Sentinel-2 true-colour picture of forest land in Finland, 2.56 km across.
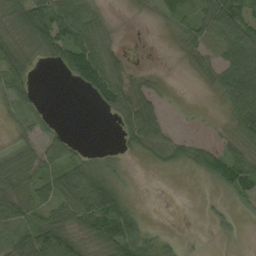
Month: September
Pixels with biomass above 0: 62%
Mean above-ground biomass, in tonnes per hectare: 37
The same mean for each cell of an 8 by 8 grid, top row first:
39 92 70 11 6 38 56 98
36 59 90 26 0 12 34 82
46 0 61 68 23 1 20 81
27 8 0 43 84 4 3 89
15 37 11 1 65 33 19 34
44 44 65 27 0 3 29 83
46 47 85 86 4 0 8 10
40 78 39 60 33 13 3 5
